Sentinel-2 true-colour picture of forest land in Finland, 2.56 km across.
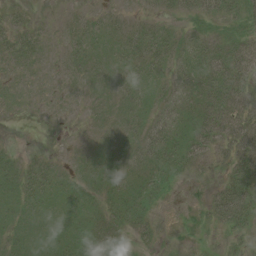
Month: August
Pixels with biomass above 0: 70%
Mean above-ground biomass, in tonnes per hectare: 17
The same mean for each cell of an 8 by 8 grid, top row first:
8 2 7 8 7 10 18 28
16 5 14 15 25 19 25 37
5 3 8 12 16 18 37 48
3 3 2 8 15 19 46 49
1 0 2 6 21 26 30 47
17 20 12 12 19 18 7 38
14 13 13 21 23 2 22 54
12 10 22 25 13 2 2 14
